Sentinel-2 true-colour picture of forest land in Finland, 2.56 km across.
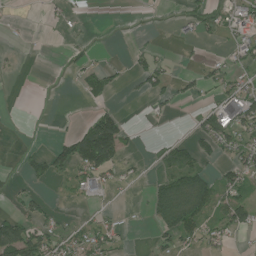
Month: July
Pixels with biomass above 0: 35%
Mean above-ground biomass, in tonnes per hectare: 34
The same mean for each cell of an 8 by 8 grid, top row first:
4 10 5 0 1 4 36 55
6 0 9 3 17 3 5 39
3 0 32 32 57 32 45 38
0 0 3 39 7 10 52 79
2 17 139 147 4 33 54 54
6 57 52 45 10 70 44 72
20 19 6 7 14 123 62 89
155 75 48 44 1 54 41 6
